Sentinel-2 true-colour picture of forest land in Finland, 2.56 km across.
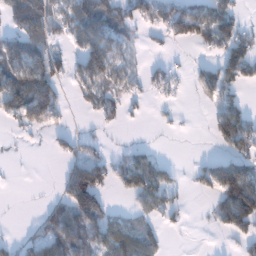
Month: January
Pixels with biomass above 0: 51%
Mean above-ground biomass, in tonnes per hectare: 56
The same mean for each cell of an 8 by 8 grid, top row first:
96 98 89 86 69 90 113 48
98 69 64 74 9 10 48 92
114 101 52 66 28 18 48 70
93 85 6 20 9 7 25 83
4 12 45 9 15 0 10 94
1 0 125 59 114 24 66 131
0 30 145 33 46 36 15 180
24 75 77 102 94 1 0 42
